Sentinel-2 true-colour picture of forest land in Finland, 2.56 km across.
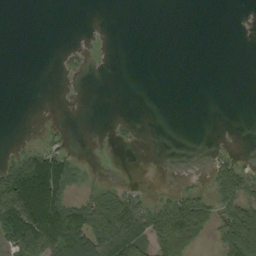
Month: September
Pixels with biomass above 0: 31%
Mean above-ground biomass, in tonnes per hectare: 28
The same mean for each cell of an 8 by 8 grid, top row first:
0 0 0 0 0 0 0 0
0 0 5 0 0 0 0 0
0 0 2 0 0 0 0 0
0 0 0 0 0 0 0 0
3 16 1 3 0 0 1 0
108 183 24 1 0 1 15 61
142 176 74 104 50 71 46 50
81 116 103 105 59 92 17 87
